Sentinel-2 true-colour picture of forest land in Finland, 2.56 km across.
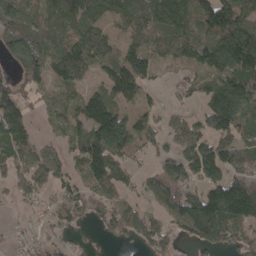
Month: April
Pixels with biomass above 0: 74%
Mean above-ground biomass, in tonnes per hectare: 96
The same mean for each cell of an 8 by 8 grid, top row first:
120 105 127 94 108 131 150 139
113 88 126 73 97 97 131 168
79 85 67 115 90 35 78 130
147 43 105 145 64 36 117 129
121 30 108 183 75 67 123 106
85 68 73 121 55 131 111 83
15 55 76 90 52 151 209 176
18 41 15 44 77 53 118 86
